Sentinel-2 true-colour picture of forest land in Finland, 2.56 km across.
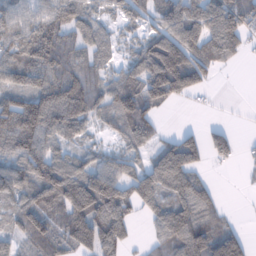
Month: January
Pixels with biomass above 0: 76%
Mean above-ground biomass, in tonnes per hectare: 88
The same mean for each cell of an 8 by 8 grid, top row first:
93 100 84 38 52 131 149 129
117 139 77 43 79 81 124 64
102 118 91 63 138 168 35 0
128 144 77 79 101 8 14 6
116 103 49 27 79 103 86 32
125 140 126 96 118 194 27 5
80 94 153 121 63 120 85 2
53 100 101 120 23 108 146 91
